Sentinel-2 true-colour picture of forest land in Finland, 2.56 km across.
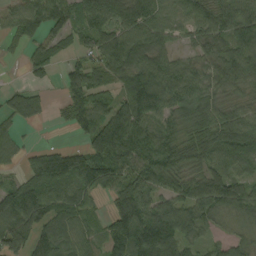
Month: September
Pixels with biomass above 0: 83%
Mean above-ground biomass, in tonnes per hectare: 78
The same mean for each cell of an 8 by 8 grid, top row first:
69 112 79 91 102 35 52 93
24 70 46 105 98 37 63 84
1 29 83 70 129 91 65 70
73 25 78 92 108 71 66 36
35 2 38 184 106 68 103 111
29 103 117 106 112 74 79 68
130 103 78 62 98 102 86 70
111 89 64 72 143 137 43 35
